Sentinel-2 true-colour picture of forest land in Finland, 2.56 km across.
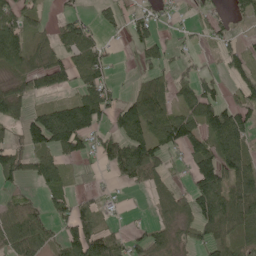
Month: June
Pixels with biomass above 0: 61%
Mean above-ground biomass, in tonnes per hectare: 65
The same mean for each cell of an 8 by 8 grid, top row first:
100 28 41 45 36 11 35 28
176 66 119 14 57 21 17 28
69 80 63 29 46 61 48 51
55 78 158 80 148 59 96 78
41 101 83 75 119 92 88 81
60 64 4 23 63 20 122 99
46 38 52 9 4 63 129 145
86 48 102 63 54 46 80 54
